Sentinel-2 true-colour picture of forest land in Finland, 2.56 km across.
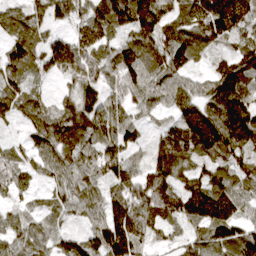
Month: April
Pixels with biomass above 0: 91%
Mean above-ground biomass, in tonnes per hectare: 95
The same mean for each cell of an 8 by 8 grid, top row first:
68 75 88 160 159 89 169 161
86 93 145 85 126 116 75 75
89 37 112 74 94 68 66 148
73 76 114 98 44 70 100 127
37 83 101 96 41 142 151 135
92 56 78 91 94 100 79 91
43 51 59 106 135 108 158 85
75 63 79 146 90 34 93 100
